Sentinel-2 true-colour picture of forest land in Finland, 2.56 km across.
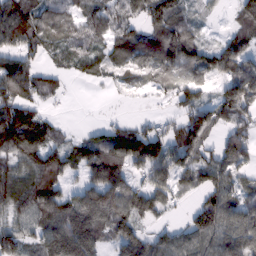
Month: February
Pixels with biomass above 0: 77%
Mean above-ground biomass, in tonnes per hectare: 87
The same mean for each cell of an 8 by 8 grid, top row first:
138 73 60 72 75 76 14 58
88 52 53 77 101 113 49 80
148 52 25 34 43 61 56 119
155 28 0 4 6 41 88 119
156 106 63 123 145 113 65 113
95 121 50 134 65 107 97 67
102 132 131 156 116 27 120 111
107 111 163 80 95 93 118 124
